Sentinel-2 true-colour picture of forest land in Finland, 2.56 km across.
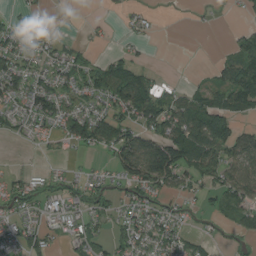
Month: August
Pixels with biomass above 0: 58%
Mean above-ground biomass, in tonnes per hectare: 44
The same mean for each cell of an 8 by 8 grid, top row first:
16 12 0 2 17 1 7 12
43 40 23 7 10 0 0 45
72 39 55 102 59 3 23 93
41 71 51 59 99 68 86 61
8 15 49 79 86 123 106 75
25 24 20 28 93 78 59 71
47 36 37 31 55 26 22 53
49 43 55 39 44 52 24 28
